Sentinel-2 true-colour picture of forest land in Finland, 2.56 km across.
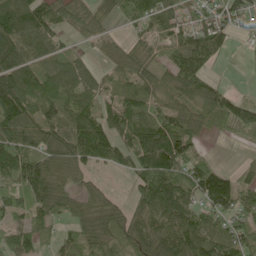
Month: June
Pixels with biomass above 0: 82%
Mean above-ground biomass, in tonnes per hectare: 77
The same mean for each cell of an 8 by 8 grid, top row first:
112 71 58 41 67 64 67 57
115 72 23 28 54 69 114 8
119 78 72 34 73 82 52 0
121 75 79 60 69 78 110 95
101 95 111 86 113 138 13 17
131 130 55 11 94 102 109 44
80 91 79 63 68 110 72 71
102 47 76 85 106 113 107 93
